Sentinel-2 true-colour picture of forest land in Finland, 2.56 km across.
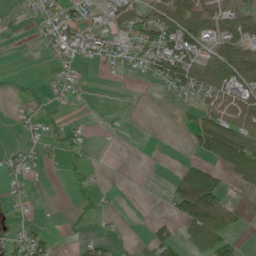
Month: June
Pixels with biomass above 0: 43%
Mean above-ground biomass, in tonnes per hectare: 29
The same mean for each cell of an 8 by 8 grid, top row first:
3 27 31 36 37 56 44 43
0 15 33 26 39 63 31 54
8 7 9 2 9 71 71 58
8 19 2 1 0 6 49 54
9 16 14 0 0 0 87 110
15 3 10 0 0 37 93 63
11 2 14 3 0 44 117 14
25 27 10 21 11 38 96 21
